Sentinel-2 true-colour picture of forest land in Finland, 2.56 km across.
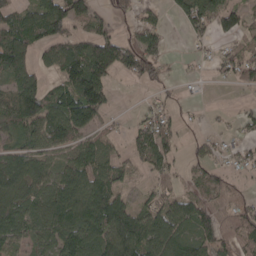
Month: April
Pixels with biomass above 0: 66%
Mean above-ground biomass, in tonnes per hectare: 62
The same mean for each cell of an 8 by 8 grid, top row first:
59 119 83 45 30 33 70 57
110 62 76 105 85 1 13 37
69 40 129 45 51 14 8 49
105 107 147 27 23 18 4 15
53 74 55 33 63 40 24 21
86 63 87 77 23 34 49 19
73 95 107 131 49 85 65 55
56 66 110 128 96 89 77 59
